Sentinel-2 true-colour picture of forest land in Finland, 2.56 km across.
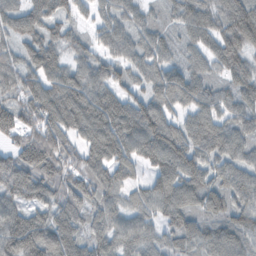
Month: November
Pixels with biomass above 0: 93%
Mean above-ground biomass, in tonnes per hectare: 82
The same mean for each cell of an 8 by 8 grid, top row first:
20 59 43 67 46 59 71 109
45 80 57 64 72 48 74 106
83 87 81 80 64 92 66 73
108 107 106 120 111 62 73 74
74 139 72 112 110 119 106 76
118 109 97 75 29 110 87 84
83 79 86 68 64 89 84 84
138 115 80 76 78 75 80 75
